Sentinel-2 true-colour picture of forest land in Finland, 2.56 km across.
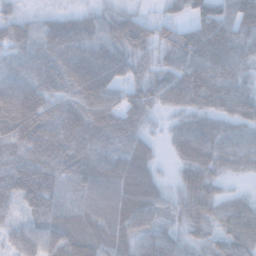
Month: November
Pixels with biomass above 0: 93%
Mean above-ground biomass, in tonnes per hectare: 59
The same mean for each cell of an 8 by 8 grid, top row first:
35 17 26 47 25 31 73 72
54 65 71 72 52 84 100 70
66 67 91 73 56 82 98 56
100 70 80 82 53 43 62 59
51 81 73 59 31 46 81 52
55 59 62 82 63 26 64 15
25 50 50 65 76 32 52 42
47 75 73 64 63 51 30 52
